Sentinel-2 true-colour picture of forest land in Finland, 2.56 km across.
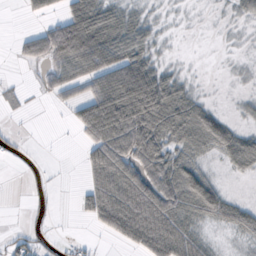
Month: October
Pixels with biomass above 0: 55%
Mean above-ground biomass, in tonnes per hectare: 52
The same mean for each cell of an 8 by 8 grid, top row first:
1 38 105 53 18 3 1 12
19 89 146 90 41 1 0 3
5 35 77 102 111 39 1 3
7 2 68 183 155 109 54 8
11 0 25 145 135 62 80 81
1 7 11 126 97 91 39 19
0 9 24 130 125 87 77 39
29 10 10 24 98 120 20 12
